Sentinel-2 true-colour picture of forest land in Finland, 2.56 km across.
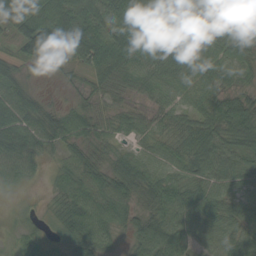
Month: September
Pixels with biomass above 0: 92%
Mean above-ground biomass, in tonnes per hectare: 51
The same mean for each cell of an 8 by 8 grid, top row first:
95 80 76 63 88 56 54 71
34 74 80 99 68 40 51 52
40 11 21 68 57 46 52 31
63 36 42 37 32 42 55 77
66 36 46 31 27 44 63 55
39 15 58 58 56 47 56 54
10 15 66 60 40 58 55 48
17 31 66 30 57 52 36 48
